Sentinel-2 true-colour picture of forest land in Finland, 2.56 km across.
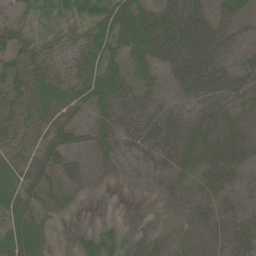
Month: June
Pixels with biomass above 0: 69%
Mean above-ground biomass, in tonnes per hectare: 28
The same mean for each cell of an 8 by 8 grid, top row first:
18 18 27 59 56 50 37 33
40 28 30 49 52 41 43 17
45 33 36 44 22 24 42 33
51 30 28 23 38 26 20 14
22 45 24 19 31 32 35 29
22 30 25 11 8 12 27 16
34 25 4 0 0 12 22 18
33 13 18 23 10 13 21 38
